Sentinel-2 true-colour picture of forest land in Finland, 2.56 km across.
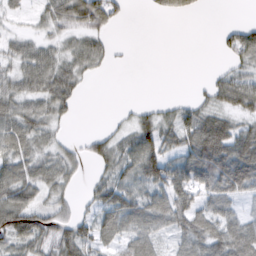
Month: February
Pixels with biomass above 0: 66%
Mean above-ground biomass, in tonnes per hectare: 43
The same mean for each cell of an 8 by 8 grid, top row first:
17 38 72 48 3 22 2 0
33 34 38 14 0 0 0 61
48 72 38 1 0 0 14 52
56 48 9 2 19 33 39 51
56 30 18 41 80 46 108 84
66 54 18 42 67 75 83 106
99 48 20 73 66 80 51 23
63 56 65 36 50 34 82 88
